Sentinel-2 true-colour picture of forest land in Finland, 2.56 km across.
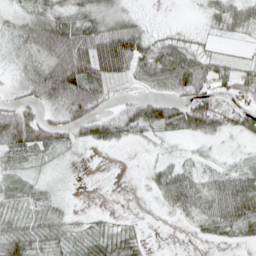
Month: April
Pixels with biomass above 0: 74%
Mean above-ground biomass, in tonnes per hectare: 39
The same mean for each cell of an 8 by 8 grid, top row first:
19 39 39 38 11 1 21 42
24 61 75 117 59 57 17 7
24 79 92 59 47 80 53 47
70 40 94 33 60 72 74 40
67 58 28 23 12 13 18 13
38 11 2 1 8 49 30 41
41 41 4 3 1 30 49 73
66 46 40 49 18 0 13 18
